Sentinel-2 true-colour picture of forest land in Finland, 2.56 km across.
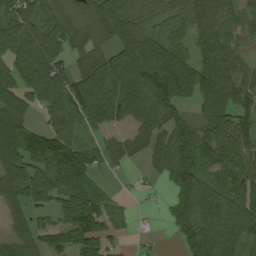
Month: August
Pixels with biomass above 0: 81%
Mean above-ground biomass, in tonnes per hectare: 101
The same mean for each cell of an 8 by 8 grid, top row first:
113 73 60 128 63 47 117 66
179 146 71 82 120 91 146 64
118 174 97 117 149 219 158 96
111 86 112 122 110 111 110 87
168 120 68 62 87 135 140 106
127 121 128 19 21 111 69 94
57 58 117 54 7 86 169 154
61 74 120 57 10 32 156 134
